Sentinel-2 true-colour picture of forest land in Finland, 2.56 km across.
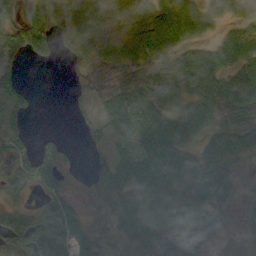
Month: September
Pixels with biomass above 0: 75%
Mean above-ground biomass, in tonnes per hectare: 42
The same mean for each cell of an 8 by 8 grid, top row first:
26 32 53 53 50 76 48 27
36 35 45 44 44 44 37 60
33 0 36 63 52 52 58 51
35 0 10 52 65 45 49 57
39 29 6 34 56 53 32 52
41 57 9 42 74 61 57 16
46 42 20 19 41 55 42 8
92 87 46 21 46 56 36 6
